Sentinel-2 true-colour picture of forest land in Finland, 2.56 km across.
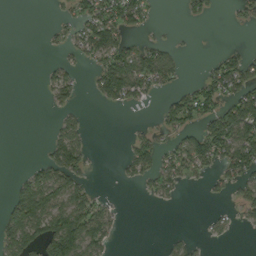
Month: September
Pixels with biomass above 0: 40%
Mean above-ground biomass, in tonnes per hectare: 44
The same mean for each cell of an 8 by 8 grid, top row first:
0 4 69 89 52 3 24 20
0 11 54 106 57 16 0 16
0 27 21 139 99 34 64 95
0 10 21 8 3 87 73 123
0 32 55 0 51 44 112 113
14 74 50 2 49 57 25 65
82 111 99 24 1 3 3 29
89 126 128 33 0 17 10 1
